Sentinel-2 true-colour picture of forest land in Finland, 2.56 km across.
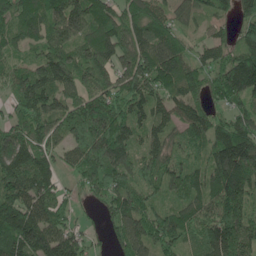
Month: May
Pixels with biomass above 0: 91%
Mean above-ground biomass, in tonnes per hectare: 126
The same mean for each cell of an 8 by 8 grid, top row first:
117 129 166 116 133 71 66 95
56 98 114 147 120 103 64 113
90 153 116 117 170 146 118 240
81 154 157 191 119 109 96 83
143 119 133 224 82 75 103 176
167 126 98 151 107 124 116 180
180 140 30 110 121 87 111 150
226 194 98 66 162 113 144 191
